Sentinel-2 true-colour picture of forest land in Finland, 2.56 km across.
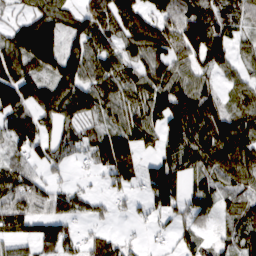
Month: March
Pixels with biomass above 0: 80%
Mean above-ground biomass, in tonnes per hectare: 78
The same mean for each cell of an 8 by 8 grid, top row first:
37 103 75 96 90 107 113 79
137 173 94 77 114 112 140 40
128 82 101 94 82 89 49 52
108 70 90 68 93 130 112 65
67 62 59 119 63 87 115 98
80 35 7 70 61 105 73 74
94 63 49 31 22 75 64 54
53 93 47 50 11 35 35 65
